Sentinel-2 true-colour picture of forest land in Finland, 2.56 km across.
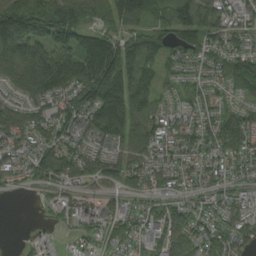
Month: August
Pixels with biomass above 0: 89%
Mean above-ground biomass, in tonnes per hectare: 88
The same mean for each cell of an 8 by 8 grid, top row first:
214 161 127 101 111 126 97 56
170 131 112 117 105 93 82 67
118 195 123 179 96 46 45 124
88 83 104 179 104 54 53 59
85 87 66 74 118 72 80 82
62 103 82 77 88 72 68 51
0 38 65 47 43 73 54 55
3 20 32 61 73 112 80 69
